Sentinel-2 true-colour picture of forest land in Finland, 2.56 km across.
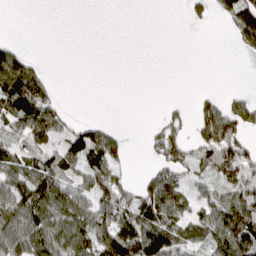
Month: March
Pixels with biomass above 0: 51%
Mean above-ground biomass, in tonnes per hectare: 53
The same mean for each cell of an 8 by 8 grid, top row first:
0 0 0 0 0 0 18 99
41 0 0 0 0 0 0 24
135 45 0 0 0 0 0 0
120 92 3 0 0 17 55 76
45 36 96 79 10 77 100 94
70 92 53 78 28 68 45 100
89 109 81 103 111 89 56 109
92 114 86 137 134 86 61 117
